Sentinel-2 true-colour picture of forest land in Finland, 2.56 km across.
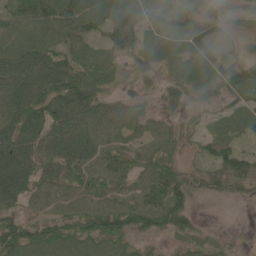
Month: May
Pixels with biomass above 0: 84%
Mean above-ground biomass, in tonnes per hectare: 47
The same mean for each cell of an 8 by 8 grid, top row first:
37 57 70 63 40 22 27 15
38 52 39 52 46 35 44 10
67 70 70 36 24 39 52 45
55 62 64 57 25 25 24 37
78 56 70 61 43 34 24 19
84 52 62 62 54 51 39 31
40 52 63 68 83 73 6 3
77 73 71 75 23 25 19 6
